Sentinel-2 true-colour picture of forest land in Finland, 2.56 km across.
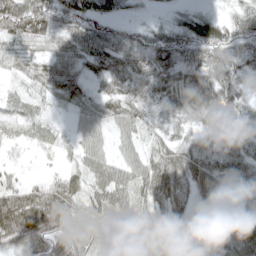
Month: May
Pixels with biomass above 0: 90%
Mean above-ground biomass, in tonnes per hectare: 54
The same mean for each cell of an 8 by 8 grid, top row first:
80 77 67 33 9 23 32 43
33 30 53 71 75 88 76 61
21 55 41 40 40 79 88 48
33 17 32 39 42 58 81 48
16 20 34 27 38 46 37 54
18 20 40 65 67 75 75 76
87 87 50 68 44 44 69 90
54 80 67 67 100 57 67 80
